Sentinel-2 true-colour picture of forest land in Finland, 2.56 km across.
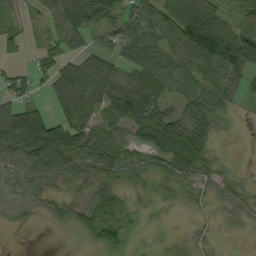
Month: September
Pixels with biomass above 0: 76%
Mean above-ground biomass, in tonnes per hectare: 45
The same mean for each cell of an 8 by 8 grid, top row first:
30 44 96 60 60 77 68 43
29 35 30 40 75 55 92 93
35 36 75 54 68 56 62 31
57 31 62 67 86 34 60 8
75 116 68 73 60 92 44 1
59 51 36 40 30 42 26 11
45 27 32 52 10 8 14 18
0 0 10 43 5 8 13 2
